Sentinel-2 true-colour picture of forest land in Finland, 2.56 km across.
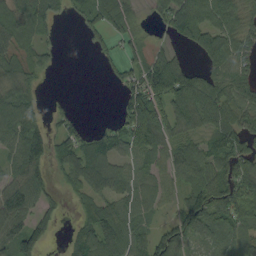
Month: September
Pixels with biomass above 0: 74%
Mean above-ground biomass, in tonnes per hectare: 66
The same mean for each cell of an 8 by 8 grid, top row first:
83 65 34 80 16 97 89 75
72 28 3 25 41 23 88 72
80 9 0 16 92 125 73 72
105 26 6 6 180 104 108 69
84 82 66 69 94 65 57 79
70 47 62 89 56 51 95 99
100 36 37 75 63 51 128 97
94 36 66 65 58 96 54 65
